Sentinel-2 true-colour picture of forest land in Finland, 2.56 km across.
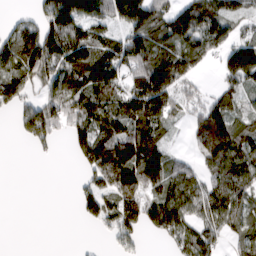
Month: March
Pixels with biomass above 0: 69%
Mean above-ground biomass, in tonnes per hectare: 77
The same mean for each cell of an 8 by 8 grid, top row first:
18 91 141 100 155 96 124 54
103 120 109 90 112 109 92 111
86 73 102 96 130 113 7 99
42 86 114 115 172 61 102 58
4 37 81 120 141 13 141 110
0 0 22 115 129 79 66 112
0 0 40 69 83 103 85 85
0 0 1 25 23 64 66 50
